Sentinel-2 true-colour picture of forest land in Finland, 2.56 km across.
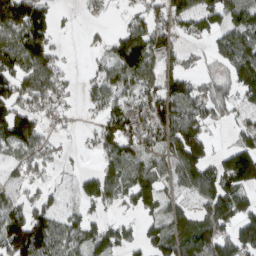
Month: March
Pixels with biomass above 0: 69%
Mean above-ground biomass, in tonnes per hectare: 89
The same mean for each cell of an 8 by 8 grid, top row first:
152 86 15 14 84 88 95 97
128 107 6 82 166 71 36 127
130 111 21 105 94 96 57 136
141 68 19 101 105 127 94 48
128 63 14 118 90 128 75 74
50 33 47 98 115 79 101 154
85 84 50 43 78 52 85 96
179 129 94 109 81 110 138 120
